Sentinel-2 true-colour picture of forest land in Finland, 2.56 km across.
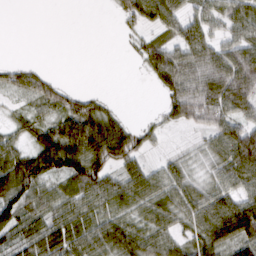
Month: March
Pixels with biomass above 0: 72%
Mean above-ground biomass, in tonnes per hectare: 52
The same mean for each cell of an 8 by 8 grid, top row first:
0 0 0 9 61 53 55 62
0 0 0 0 42 62 64 70
37 35 0 0 8 83 87 95
15 38 71 27 2 57 73 56
39 78 99 120 34 4 32 113
102 72 94 56 60 46 30 77
91 57 54 58 56 59 69 85
56 89 80 88 71 48 70 74
